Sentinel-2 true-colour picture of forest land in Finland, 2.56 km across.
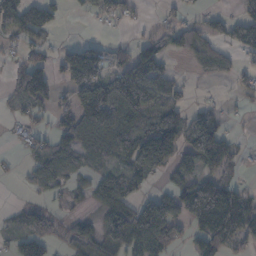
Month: November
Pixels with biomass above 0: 58%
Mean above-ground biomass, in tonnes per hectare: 69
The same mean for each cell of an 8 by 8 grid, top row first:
88 59 8 54 8 26 31 50
24 28 66 42 71 88 94 69
60 82 105 103 136 43 30 40
35 39 112 170 99 84 44 11
13 44 80 83 115 93 140 24
6 76 43 62 51 47 73 25
17 33 16 94 104 117 298 176
37 48 86 95 118 54 105 80
